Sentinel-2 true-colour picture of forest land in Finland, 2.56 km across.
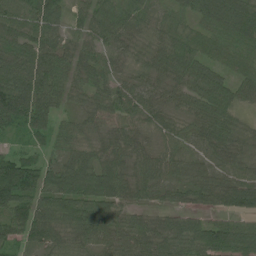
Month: June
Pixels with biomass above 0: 93%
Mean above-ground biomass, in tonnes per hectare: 80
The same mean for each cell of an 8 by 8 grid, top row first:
87 88 43 101 77 54 89 116
91 83 64 70 59 102 59 75
127 99 61 54 66 77 84 59
155 113 52 74 72 53 90 43
29 57 61 75 54 62 80 57
200 89 116 113 88 70 72 83
100 83 99 79 49 52 49 69
72 82 70 81 94 94 117 102
